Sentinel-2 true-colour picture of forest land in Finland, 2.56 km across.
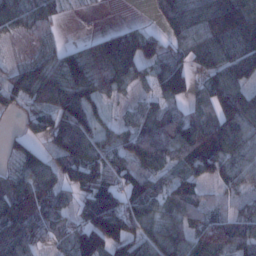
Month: January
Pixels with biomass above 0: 81%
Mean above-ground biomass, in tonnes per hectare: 84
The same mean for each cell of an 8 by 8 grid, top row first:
90 59 3 0 6 88 83 84
10 50 65 142 117 49 97 120
77 111 138 124 53 125 69 89
39 81 98 21 53 52 68 143
47 54 125 71 113 132 134 117
80 86 91 77 82 63 68 89
127 102 63 143 99 75 58 39
141 50 102 142 75 99 132 80
